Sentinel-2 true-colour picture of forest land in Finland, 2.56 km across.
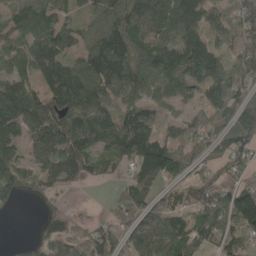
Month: May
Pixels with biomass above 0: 83%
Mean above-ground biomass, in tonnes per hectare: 89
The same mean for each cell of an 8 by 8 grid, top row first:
79 99 48 108 110 121 82 69
62 135 87 147 99 123 135 72
86 104 136 139 96 105 129 66
162 110 127 97 77 28 80 103
80 145 141 110 137 88 72 85
86 80 71 32 106 61 38 37
22 36 8 36 98 72 100 175
8 74 57 65 74 107 81 70
